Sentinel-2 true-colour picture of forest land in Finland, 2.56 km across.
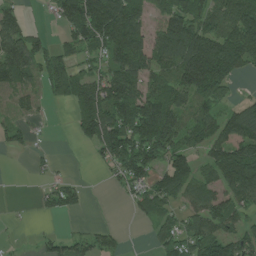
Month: July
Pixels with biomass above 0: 67%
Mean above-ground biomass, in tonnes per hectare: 96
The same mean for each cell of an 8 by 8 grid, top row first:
51 20 181 177 83 147 101 147
124 58 103 134 116 141 203 168
99 102 113 136 104 132 252 38
53 13 129 157 152 128 95 112
36 7 38 185 174 116 107 154
0 27 9 37 107 143 65 199
2 44 37 0 79 63 128 92
3 43 50 41 6 105 144 109
